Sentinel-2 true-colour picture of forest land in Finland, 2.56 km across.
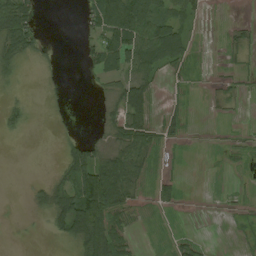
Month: August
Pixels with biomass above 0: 48%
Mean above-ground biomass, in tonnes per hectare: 27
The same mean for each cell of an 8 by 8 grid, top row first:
89 0 14 101 87 44 7 1
70 9 17 65 71 51 2 17
14 3 3 28 50 9 3 10
23 3 0 22 44 17 3 3
1 0 30 31 57 9 2 7
0 6 88 118 29 9 1 2
0 41 115 94 9 12 1 5
0 5 73 66 3 14 3 3
